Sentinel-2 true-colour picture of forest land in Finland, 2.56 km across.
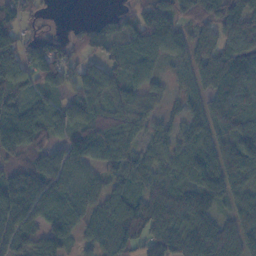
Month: November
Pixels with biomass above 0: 87%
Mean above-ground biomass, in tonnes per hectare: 79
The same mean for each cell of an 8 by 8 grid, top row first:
94 13 4 29 85 77 70 106
101 79 51 67 98 68 68 68
78 71 81 77 62 39 64 85
75 75 84 69 66 31 98 98
93 56 97 100 43 55 75 113
90 111 72 53 76 70 100 82
124 86 66 79 134 109 90 81
82 103 47 94 101 115 161 98
